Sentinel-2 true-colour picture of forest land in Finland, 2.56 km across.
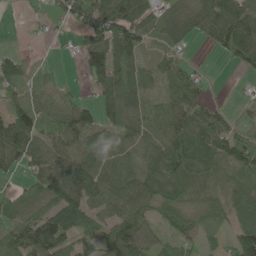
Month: May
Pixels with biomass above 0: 79%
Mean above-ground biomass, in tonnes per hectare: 59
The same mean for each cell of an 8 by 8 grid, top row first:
1 20 70 116 64 53 85 98
10 2 58 110 48 39 18 98
45 16 15 90 40 62 12 4
67 48 67 57 52 74 54 16
118 69 61 52 52 95 91 88
31 101 114 66 62 86 55 49
26 50 93 66 66 72 43 58
75 113 58 74 57 48 20 85
